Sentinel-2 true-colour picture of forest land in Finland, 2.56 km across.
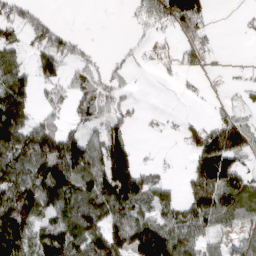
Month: April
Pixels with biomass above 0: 62%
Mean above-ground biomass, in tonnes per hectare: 82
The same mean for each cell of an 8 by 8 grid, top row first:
82 37 0 0 77 139 51 13
58 122 42 7 19 46 62 0
107 74 71 59 1 16 13 17
148 62 53 81 14 7 15 39
126 141 96 128 5 10 163 113
126 161 129 207 88 13 192 98
213 115 137 117 68 92 165 101
162 121 126 134 154 102 58 61
